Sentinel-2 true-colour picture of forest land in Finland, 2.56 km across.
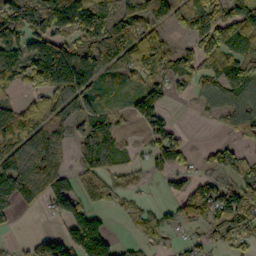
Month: October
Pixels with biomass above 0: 71%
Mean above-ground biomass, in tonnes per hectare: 112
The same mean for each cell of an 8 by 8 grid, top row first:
136 188 201 154 161 114 201 166
138 113 167 193 157 61 130 167
81 172 206 54 99 101 90 169
96 130 109 66 137 16 38 130
162 233 82 117 38 130 24 68
185 212 92 86 41 60 56 125
77 65 112 40 45 67 179 109
17 107 185 69 55 24 72 91
